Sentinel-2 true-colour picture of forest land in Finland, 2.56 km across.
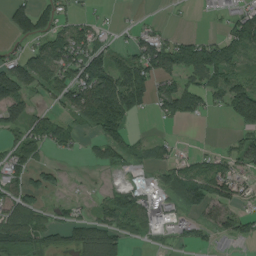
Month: August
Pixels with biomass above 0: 60%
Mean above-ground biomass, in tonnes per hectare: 56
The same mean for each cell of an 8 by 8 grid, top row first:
94 63 21 5 9 2 3 63
24 65 88 43 76 96 96 73
124 79 92 119 105 65 79 66
66 39 68 150 32 91 32 94
51 52 21 80 31 19 3 43
55 37 3 7 11 61 73 43
74 29 19 68 63 49 58 40
102 59 82 84 19 27 28 55
